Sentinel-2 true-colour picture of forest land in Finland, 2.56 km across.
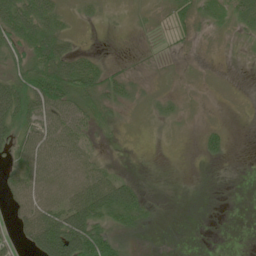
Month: June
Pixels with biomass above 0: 56%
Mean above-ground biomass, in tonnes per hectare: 26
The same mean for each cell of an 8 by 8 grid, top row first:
80 57 13 9 12 27 26 34
41 76 14 0 2 6 3 4
45 89 81 33 8 9 4 0
68 47 43 18 11 21 3 1
31 42 28 2 1 2 24 0
27 40 40 29 4 0 0 0
25 41 68 70 31 0 0 0
16 90 96 43 3 0 0 0
